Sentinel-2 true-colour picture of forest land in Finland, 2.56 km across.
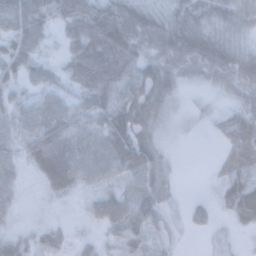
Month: November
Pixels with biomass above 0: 82%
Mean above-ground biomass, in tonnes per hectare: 40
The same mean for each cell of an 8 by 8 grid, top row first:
92 42 86 99 46 36 37 42
43 13 54 89 52 63 63 32
30 32 48 79 59 35 33 58
50 57 37 61 61 10 10 38
36 70 51 59 47 4 1 64
27 44 43 32 46 11 6 42
19 6 11 79 53 12 29 56
25 24 12 24 38 17 8 8
